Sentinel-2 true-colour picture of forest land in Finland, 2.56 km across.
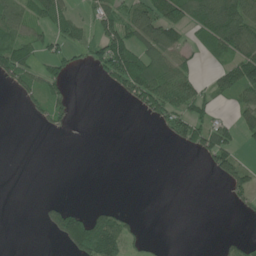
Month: June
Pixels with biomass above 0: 39%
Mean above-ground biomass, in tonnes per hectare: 43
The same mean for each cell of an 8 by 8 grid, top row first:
57 73 20 58 94 97 121 133
72 31 35 110 70 74 58 107
56 49 1 62 120 104 25 120
2 53 0 0 46 85 35 64
0 0 0 0 0 27 103 33
0 0 0 0 0 0 13 75
0 41 33 38 0 0 0 20
0 10 155 126 21 0 0 25
